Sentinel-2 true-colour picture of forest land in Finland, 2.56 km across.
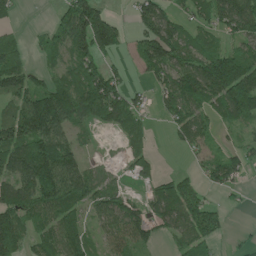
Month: June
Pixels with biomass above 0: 70%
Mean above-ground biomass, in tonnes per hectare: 76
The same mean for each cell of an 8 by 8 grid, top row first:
19 8 153 62 72 47 71 138
51 39 99 92 74 102 76 57
91 43 93 99 31 113 158 187
80 180 101 107 44 80 74 115
117 124 35 4 45 26 36 30
107 139 104 31 44 63 47 42
109 103 72 86 52 121 66 9
88 75 76 64 65 45 60 8
